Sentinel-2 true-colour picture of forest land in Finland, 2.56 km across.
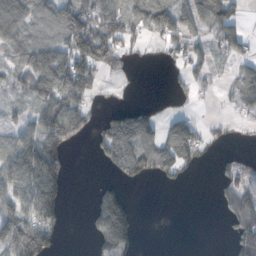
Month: October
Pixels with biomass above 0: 54%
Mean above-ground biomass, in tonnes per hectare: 64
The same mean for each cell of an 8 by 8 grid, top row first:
95 82 127 109 99 100 94 40
75 127 150 91 14 42 47 38
54 172 128 13 3 17 36 52
24 117 78 37 48 30 2 30
78 130 20 110 89 127 34 7
120 148 0 23 50 51 1 51
101 132 1 127 1 0 0 102
102 95 1 126 5 0 0 92
